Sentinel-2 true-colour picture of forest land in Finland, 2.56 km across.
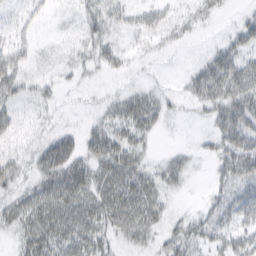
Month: March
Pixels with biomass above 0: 62%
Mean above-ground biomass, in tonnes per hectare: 28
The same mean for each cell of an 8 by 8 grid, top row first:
18 9 21 39 27 18 14 11
31 7 25 23 9 10 10 33
42 11 8 7 7 3 61 60
26 9 5 24 52 8 25 58
20 31 28 51 22 3 13 59
26 39 44 49 38 28 8 45
34 49 46 60 56 7 22 60
19 45 49 24 24 39 33 41
